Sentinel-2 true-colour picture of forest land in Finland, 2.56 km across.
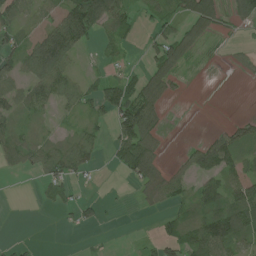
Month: July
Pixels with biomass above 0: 51%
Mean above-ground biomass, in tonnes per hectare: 39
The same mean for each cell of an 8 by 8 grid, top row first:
49 30 138 77 20 31 74 49
50 116 45 23 17 76 12 11
47 95 32 42 40 25 1 5
44 22 30 59 105 0 0 3
57 37 58 41 93 1 49 59
9 46 33 3 52 35 60 50
0 8 29 2 9 29 62 93
6 0 2 1 8 53 109 61
